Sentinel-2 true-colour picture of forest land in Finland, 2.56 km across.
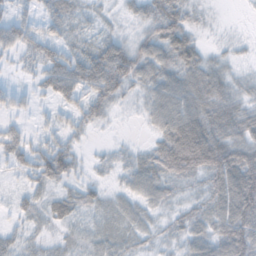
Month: October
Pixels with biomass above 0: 80%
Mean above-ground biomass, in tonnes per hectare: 40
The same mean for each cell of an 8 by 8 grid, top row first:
29 28 25 11 33 45 8 1
33 34 33 67 40 66 18 12
7 41 70 108 40 51 67 22
20 12 39 27 25 65 70 43
43 31 17 12 14 104 103 65
17 52 21 18 59 57 64 97
18 30 35 34 32 24 48 95
25 20 27 43 26 26 54 86
